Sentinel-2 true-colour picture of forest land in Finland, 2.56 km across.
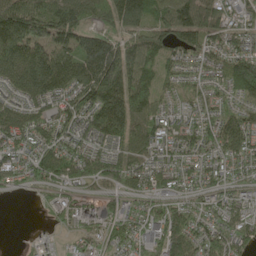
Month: May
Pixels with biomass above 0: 89%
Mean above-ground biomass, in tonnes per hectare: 88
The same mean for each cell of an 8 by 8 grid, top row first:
214 161 127 101 111 126 97 56
170 131 112 117 105 93 82 67
118 195 123 179 96 46 45 124
88 83 104 179 104 54 53 59
85 87 66 74 118 72 80 82
62 103 82 77 88 72 68 51
0 38 65 47 43 73 54 55
3 20 32 61 73 112 80 69
